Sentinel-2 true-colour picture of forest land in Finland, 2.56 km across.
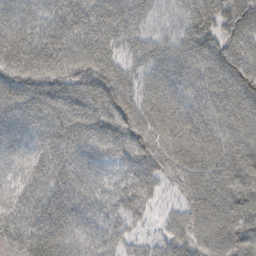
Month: October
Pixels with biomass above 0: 96%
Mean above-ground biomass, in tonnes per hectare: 62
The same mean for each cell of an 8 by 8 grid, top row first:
54 45 63 68 51 42 65 69
69 72 66 57 54 56 59 62
79 75 69 76 53 59 69 75
75 73 73 70 70 62 64 79
52 58 63 61 66 72 71 78
39 66 60 33 60 56 72 82
51 70 62 57 40 31 76 75
58 78 52 48 25 57 71 76
